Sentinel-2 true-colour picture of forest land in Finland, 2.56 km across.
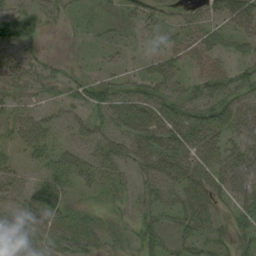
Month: August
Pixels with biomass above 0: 69%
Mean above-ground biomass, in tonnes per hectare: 35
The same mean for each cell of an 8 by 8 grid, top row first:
57 13 14 22 28 11 26 74
36 6 7 14 12 31 33 29
32 29 31 39 38 35 41 38
27 19 27 47 45 45 48 44
21 33 30 43 49 54 41 32
35 39 46 38 31 42 49 51
32 59 26 23 25 35 40 42
43 45 55 25 40 32 47 39
